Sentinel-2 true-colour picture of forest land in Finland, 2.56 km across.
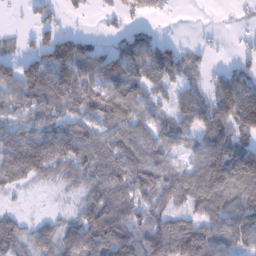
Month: January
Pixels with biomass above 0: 77%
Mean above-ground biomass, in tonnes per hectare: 73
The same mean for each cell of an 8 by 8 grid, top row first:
4 44 11 18 35 8 1 10
28 91 82 35 78 39 14 14
94 136 93 83 97 49 27 71
50 82 80 87 69 61 78 119
113 128 104 88 89 54 80 69
94 58 69 113 135 97 131 131
15 5 52 120 91 84 97 100
72 61 96 129 123 124 105 77
